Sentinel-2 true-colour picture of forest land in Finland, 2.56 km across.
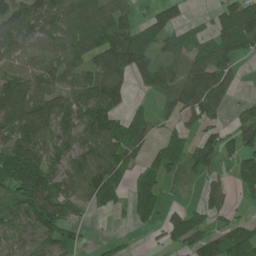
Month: June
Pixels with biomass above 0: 71%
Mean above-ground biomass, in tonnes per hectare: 65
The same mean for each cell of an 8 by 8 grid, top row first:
95 90 94 95 31 58 17 88
71 61 73 117 90 59 56 72
64 67 71 109 55 99 136 18
88 84 76 103 36 68 80 22
96 62 75 99 55 50 75 52
83 74 86 78 58 29 41 47
77 107 47 32 63 21 47 11
42 67 25 16 5 50 81 98
